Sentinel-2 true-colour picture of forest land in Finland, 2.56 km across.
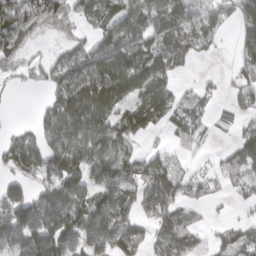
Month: March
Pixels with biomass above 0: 69%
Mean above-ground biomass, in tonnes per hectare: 75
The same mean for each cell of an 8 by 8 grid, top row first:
163 105 54 81 98 94 74 94
78 11 52 100 82 76 31 58
32 51 100 149 127 36 13 54
0 51 118 74 85 60 50 46
72 85 95 83 32 29 18 55
65 97 78 86 105 64 33 59
159 120 119 99 73 94 22 18
88 142 96 108 59 116 38 83
